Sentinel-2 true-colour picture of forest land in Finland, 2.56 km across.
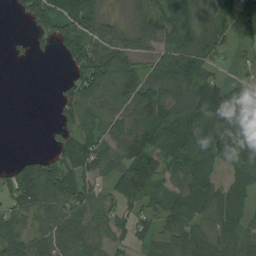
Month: August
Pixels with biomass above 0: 76%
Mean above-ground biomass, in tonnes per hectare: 70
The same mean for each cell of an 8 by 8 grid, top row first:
16 120 115 17 59 102 63 91
9 13 94 51 49 95 85 25
0 0 86 83 87 115 96 25
0 1 66 69 88 86 116 113
0 10 62 57 105 70 115 105
74 122 67 67 142 67 74 57
73 88 80 61 58 72 78 71
85 81 87 62 54 78 101 95
